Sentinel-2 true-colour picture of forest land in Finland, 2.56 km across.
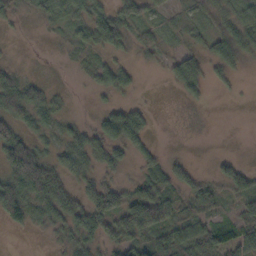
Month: October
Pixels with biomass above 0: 72%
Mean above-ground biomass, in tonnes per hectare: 36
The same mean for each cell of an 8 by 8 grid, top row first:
21 27 31 50 34 16 29 41
1 1 27 44 33 15 36 70
46 9 3 43 4 43 39 10
59 42 3 41 27 1 3 0
102 25 51 66 35 1 1 0
106 91 42 24 27 43 18 47
76 55 64 73 101 40 35 26
0 8 48 52 48 51 49 54
